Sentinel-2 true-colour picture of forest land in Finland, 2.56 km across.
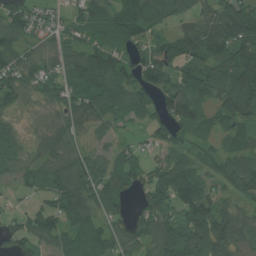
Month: July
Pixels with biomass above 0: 86%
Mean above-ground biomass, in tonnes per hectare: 72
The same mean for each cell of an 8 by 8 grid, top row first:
79 35 56 81 93 53 89 121
84 44 69 81 50 84 114 112
71 61 71 89 91 90 95 108
38 33 86 66 53 106 60 92
41 63 40 31 31 63 36 64
45 59 87 85 67 103 53 96
20 60 100 49 55 78 96 55
67 61 83 69 67 109 115 85
